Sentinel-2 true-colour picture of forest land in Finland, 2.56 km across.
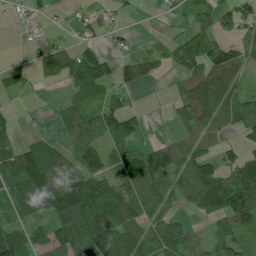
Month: July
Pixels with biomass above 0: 65%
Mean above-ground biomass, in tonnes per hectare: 61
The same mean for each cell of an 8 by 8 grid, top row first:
10 20 19 19 1 15 48 66
1 33 43 13 4 37 79 44
32 27 84 49 52 24 138 63
18 6 62 79 16 36 127 62
57 47 75 64 43 51 61 40
134 126 97 59 108 65 94 86
69 94 145 118 71 30 69 108
87 76 111 126 77 91 37 59
